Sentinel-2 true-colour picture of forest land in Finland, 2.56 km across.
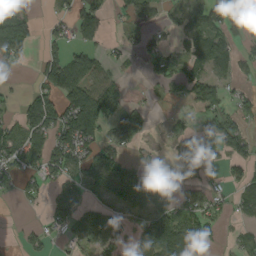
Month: September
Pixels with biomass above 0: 56%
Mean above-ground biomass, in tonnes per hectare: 61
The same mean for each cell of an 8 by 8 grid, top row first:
106 20 88 26 60 28 80 49
97 42 59 21 43 29 79 42
17 89 103 62 13 50 62 36
37 102 158 96 34 11 58 63
88 94 120 68 27 41 42 84
49 75 77 119 62 15 14 41
7 36 59 68 78 96 85 37
8 41 54 75 100 188 65 19
